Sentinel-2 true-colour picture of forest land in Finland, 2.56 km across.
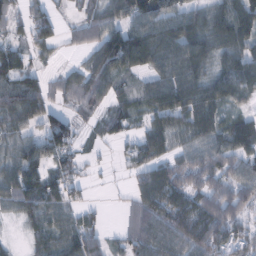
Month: February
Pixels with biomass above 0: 80%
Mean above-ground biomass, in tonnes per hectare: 61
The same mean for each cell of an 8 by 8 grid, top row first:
43 52 25 62 89 67 66 94
45 44 31 113 106 86 74 69
79 36 64 67 31 78 77 84
80 62 38 39 46 83 81 36
44 70 30 21 57 39 62 72
73 68 37 5 64 76 63 68
60 68 41 2 82 88 87 77
9 57 85 24 82 73 92 86
